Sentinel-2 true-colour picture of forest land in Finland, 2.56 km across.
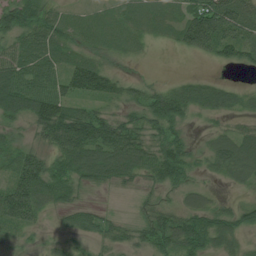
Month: July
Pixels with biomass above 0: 80%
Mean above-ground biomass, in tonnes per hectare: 51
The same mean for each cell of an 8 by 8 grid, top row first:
70 51 22 28 40 39 121 93
60 71 35 37 12 26 63 66
96 82 100 54 20 17 27 6
66 101 52 30 51 75 40 31
34 47 105 103 58 53 27 65
73 91 61 60 40 59 21 38
104 37 34 5 20 36 50 49
13 12 17 33 31 74 63 37
